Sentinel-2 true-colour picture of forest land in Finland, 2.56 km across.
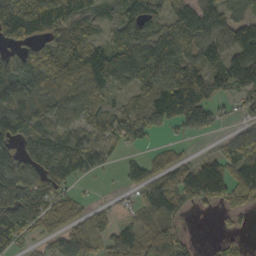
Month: October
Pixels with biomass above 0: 77%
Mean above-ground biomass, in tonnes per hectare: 84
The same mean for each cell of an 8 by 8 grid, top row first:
141 118 100 53 109 70 96 63
66 63 120 106 111 126 85 102
120 116 97 108 105 172 113 100
134 95 83 77 126 129 86 28
76 87 73 48 29 21 4 80
137 83 40 4 82 82 138 96
159 112 67 23 66 96 28 52
76 46 112 86 75 68 8 26
